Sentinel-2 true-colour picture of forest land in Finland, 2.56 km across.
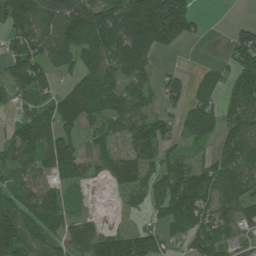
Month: July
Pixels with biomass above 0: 76%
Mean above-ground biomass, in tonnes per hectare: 75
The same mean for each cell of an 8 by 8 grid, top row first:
104 117 135 120 192 170 7 2
73 94 82 129 153 62 1 95
80 55 74 87 54 30 29 78
37 87 122 80 61 36 65 92
88 122 65 44 92 40 40 98
63 57 53 59 58 90 75 89
81 92 14 3 29 113 72 79
126 73 83 77 83 30 72 38
